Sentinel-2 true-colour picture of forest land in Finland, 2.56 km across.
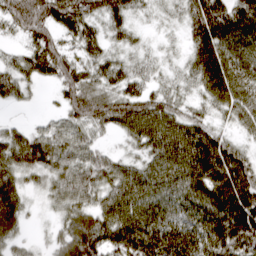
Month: March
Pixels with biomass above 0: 89%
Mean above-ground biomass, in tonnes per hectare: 65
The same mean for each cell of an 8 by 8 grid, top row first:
78 87 95 69 17 21 105 87
20 71 53 34 22 11 88 78
59 32 66 53 41 27 78 87
7 11 69 76 82 56 36 68
70 85 66 14 65 99 88 37
76 56 80 72 80 94 100 96
72 22 71 83 87 71 86 116
38 19 114 81 97 78 84 95
